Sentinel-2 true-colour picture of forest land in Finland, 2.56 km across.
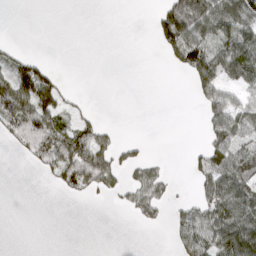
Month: March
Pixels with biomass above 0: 39%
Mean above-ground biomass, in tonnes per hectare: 35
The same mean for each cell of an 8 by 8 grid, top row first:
0 0 0 0 0 91 99 86
10 0 0 0 0 80 79 95
88 56 0 0 0 1 81 54
87 77 18 0 0 0 50 58
30 75 97 39 10 0 44 60
0 18 103 48 43 7 58 68
0 0 0 4 43 16 64 86
0 0 0 0 0 24 72 88
